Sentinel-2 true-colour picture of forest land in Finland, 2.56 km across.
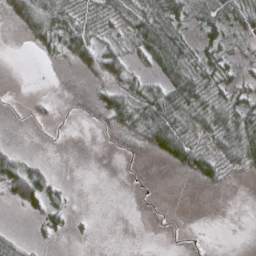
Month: March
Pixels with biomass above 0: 48%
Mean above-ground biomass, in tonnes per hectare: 20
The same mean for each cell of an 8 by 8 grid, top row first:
40 77 32 20 34 41 19 57
0 29 55 27 40 53 30 11
0 0 4 30 20 46 33 22
0 2 1 43 47 50 39 34
4 0 0 1 22 50 23 52
67 27 0 0 1 4 26 8
19 40 1 0 1 1 0 0
7 9 3 0 0 1 1 0
